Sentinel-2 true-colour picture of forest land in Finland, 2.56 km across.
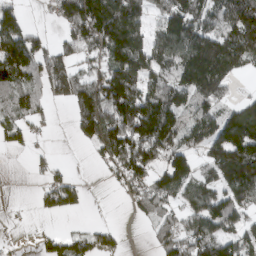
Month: March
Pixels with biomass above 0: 67%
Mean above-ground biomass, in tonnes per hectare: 96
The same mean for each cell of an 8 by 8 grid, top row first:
51 20 181 177 83 147 101 147
124 58 103 134 116 141 203 168
99 102 113 136 104 132 252 38
53 13 129 157 152 128 95 112
36 7 38 185 174 116 107 154
0 27 9 37 107 143 65 199
2 44 37 0 79 63 128 92
3 43 50 41 6 105 144 109
